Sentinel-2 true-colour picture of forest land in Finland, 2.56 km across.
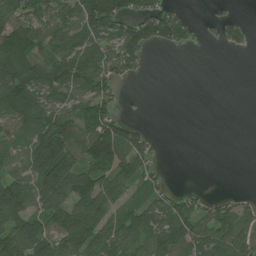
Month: July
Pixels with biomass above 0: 62%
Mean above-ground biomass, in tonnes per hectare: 62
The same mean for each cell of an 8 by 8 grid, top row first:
87 71 97 115 73 37 5 9
124 72 83 67 68 33 4 24
127 102 90 58 7 0 0 0
103 78 78 56 1 0 0 0
55 163 84 156 49 0 0 0
71 153 111 96 58 0 0 0
114 80 91 62 75 68 48 45
99 93 114 84 83 102 87 85
